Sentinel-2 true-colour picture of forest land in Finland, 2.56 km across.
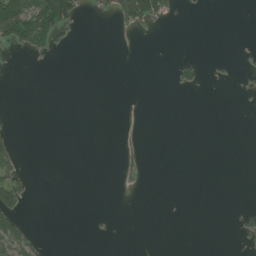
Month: July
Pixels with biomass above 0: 10%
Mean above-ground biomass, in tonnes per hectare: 10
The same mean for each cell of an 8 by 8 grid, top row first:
132 127 32 27 66 4 1 0
32 26 0 0 0 0 0 1
0 0 0 0 0 14 4 5
0 0 0 0 0 0 0 1
15 0 0 0 4 0 0 0
32 0 0 0 8 0 0 0
43 0 0 0 0 0 0 6
67 3 0 1 0 0 0 9
